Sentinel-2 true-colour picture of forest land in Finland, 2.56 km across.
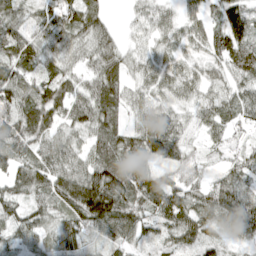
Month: April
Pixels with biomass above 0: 93%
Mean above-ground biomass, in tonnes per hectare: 66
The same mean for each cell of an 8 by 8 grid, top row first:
64 59 75 16 41 34 41 95
83 65 51 61 38 48 53 97
87 67 52 73 48 61 51 62
90 100 74 63 62 43 49 55
85 71 49 71 107 74 32 33
68 86 88 97 85 53 31 64
65 67 128 123 65 101 75 107
55 47 69 57 53 68 59 59
